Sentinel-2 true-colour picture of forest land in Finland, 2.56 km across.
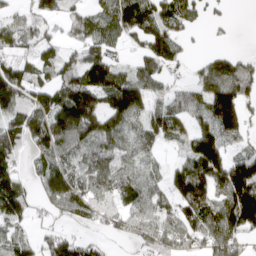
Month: April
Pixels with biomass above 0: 76%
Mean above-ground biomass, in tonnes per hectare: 89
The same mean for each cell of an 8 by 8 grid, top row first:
42 71 51 92 135 114 40 0
69 62 67 53 67 80 13 6
123 81 126 124 87 23 96 128
100 149 218 119 71 52 110 118
97 126 99 87 61 18 144 49
91 129 94 94 60 83 150 170
132 44 89 68 85 87 142 205
79 63 58 23 61 85 126 96
